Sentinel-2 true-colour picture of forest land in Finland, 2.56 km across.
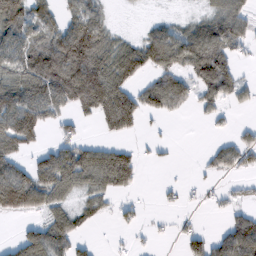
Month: February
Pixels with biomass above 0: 56%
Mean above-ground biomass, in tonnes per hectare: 55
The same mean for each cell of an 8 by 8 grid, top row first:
99 54 74 16 5 12 39 57
83 84 131 73 62 66 101 38
80 125 151 114 43 58 86 36
128 79 61 143 71 28 31 11
102 21 56 30 9 4 9 43
80 93 94 102 11 2 14 22
108 61 40 22 11 12 11 22
34 100 28 5 9 17 47 87
